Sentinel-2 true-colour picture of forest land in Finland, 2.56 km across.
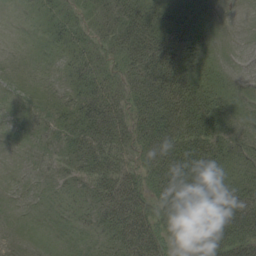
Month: August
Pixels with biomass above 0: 76%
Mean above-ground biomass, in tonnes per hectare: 29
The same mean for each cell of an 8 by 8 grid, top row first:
1 18 19 27 41 17 3 0
0 9 24 25 48 34 9 0
6 9 38 25 47 49 23 4
5 20 48 46 43 62 43 17
1 11 43 44 33 59 44 27
0 6 22 48 33 69 53 35
1 4 11 50 46 61 68 57
6 3 5 28 67 32 63 51
